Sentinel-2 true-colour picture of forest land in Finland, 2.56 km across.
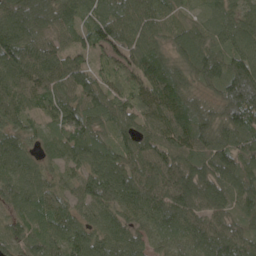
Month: May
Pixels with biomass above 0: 97%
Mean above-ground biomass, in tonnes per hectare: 105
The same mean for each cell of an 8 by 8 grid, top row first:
137 109 72 104 88 59 66 85
122 73 70 103 93 85 99 97
95 84 89 132 116 109 105 200
106 103 130 120 132 132 115 179
85 69 123 80 93 124 139 126
102 55 85 139 120 125 133 117
81 82 61 87 104 124 106 84
86 125 107 114 80 85 137 116
